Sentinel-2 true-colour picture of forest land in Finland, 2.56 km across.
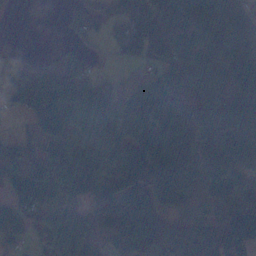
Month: November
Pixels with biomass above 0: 78%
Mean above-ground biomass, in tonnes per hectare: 80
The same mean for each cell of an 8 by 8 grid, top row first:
3 0 47 42 71 157 125 74
10 9 30 18 91 67 87 67
102 94 70 27 21 83 100 73
52 97 113 87 75 72 69 82
70 69 71 78 104 116 75 84
67 95 214 111 149 212 102 79
66 49 72 154 123 69 27 90
40 60 94 92 139 71 45 109
